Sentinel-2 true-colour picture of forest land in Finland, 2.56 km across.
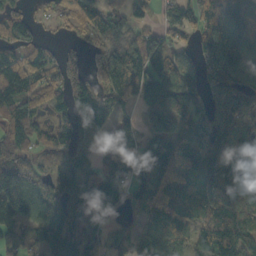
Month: October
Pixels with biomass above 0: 84%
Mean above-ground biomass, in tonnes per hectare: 94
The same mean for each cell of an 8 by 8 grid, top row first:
78 23 90 79 22 60 91 142
83 32 26 96 87 52 107 96
122 77 95 115 94 111 144 127
106 58 140 99 63 110 126 169
81 54 69 72 70 104 123 131
136 71 126 90 78 99 118 121
123 110 134 86 68 109 90 89
62 106 109 60 92 96 92 119
